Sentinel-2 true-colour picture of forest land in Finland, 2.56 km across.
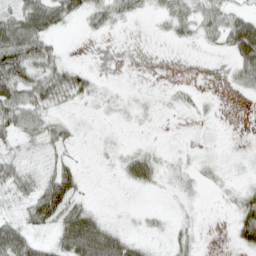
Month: April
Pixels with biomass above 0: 57%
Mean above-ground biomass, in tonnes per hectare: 25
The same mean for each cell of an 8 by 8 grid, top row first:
46 57 24 37 11 36 43 33
82 35 0 0 0 4 11 63
81 54 36 1 1 3 0 27
55 32 7 5 7 6 4 1
21 28 9 6 5 1 2 1
44 38 28 3 43 8 9 5
12 82 44 3 5 4 1 42
76 19 96 67 18 19 1 33
